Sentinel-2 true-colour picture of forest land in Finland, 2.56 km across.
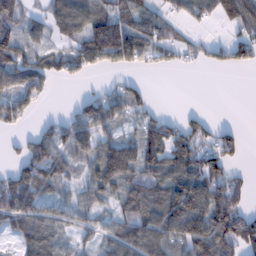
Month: February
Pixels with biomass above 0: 68%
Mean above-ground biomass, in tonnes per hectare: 77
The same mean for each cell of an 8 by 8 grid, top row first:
104 60 101 99 87 45 58 127
127 45 93 177 88 66 46 78
80 67 26 11 11 0 0 0
86 7 70 92 48 9 11 0
19 101 96 90 110 97 69 53
90 101 40 143 88 111 138 32
139 64 59 52 116 155 161 88
45 87 38 77 133 119 161 114
